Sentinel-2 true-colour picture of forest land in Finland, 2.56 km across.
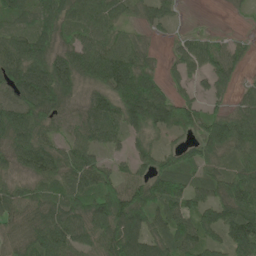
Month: June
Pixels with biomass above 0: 87%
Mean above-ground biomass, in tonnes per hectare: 72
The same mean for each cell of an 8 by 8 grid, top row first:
63 62 80 71 35 27 1 6
87 72 75 87 42 27 61 32
95 114 75 120 113 36 52 26
93 81 51 93 136 102 45 56
84 64 72 52 54 31 86 80
44 76 88 64 58 81 50 81
72 80 77 138 112 74 77 120
54 106 74 109 101 77 60 123
